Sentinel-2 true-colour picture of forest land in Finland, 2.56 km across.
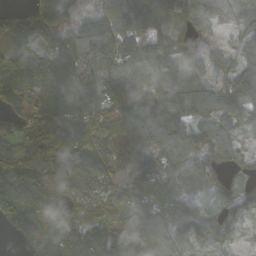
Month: October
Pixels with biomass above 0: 86%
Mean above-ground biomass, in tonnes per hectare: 97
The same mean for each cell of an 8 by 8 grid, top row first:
48 168 67 178 193 126 138 84
61 97 108 119 89 68 50 61
144 136 111 77 75 103 52 53
88 64 125 101 123 97 91 95
104 119 151 98 136 111 74 47
131 125 87 68 135 84 92 38
112 114 44 94 145 105 47 81
38 89 113 115 116 81 69 35
